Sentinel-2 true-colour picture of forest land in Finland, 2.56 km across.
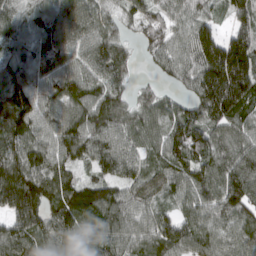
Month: March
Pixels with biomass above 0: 94%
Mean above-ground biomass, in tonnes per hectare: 120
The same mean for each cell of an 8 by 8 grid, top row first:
103 129 194 55 90 81 67 88
87 142 146 118 67 93 169 174
119 103 124 115 15 57 200 226
189 106 120 142 100 93 149 140
133 104 161 128 97 146 154 121
182 136 61 110 92 119 139 148
160 116 146 133 83 64 111 126
128 111 87 102 99 150 104 105
